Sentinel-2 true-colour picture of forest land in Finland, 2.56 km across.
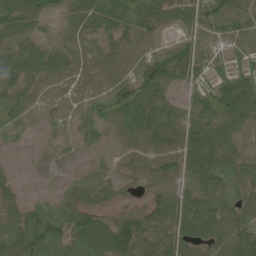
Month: June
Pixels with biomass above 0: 87%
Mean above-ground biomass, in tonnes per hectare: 57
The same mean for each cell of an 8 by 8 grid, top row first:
82 58 69 79 68 55 76 60
81 74 49 49 38 51 46 40
78 49 50 52 74 63 52 72
43 16 19 54 66 48 65 88
9 8 15 26 65 71 99 34
17 3 14 21 37 68 74 52
50 37 74 35 53 82 71 48
65 77 76 125 88 95 86 108
